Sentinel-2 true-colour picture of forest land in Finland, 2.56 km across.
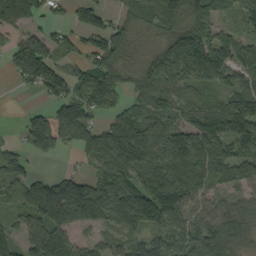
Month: September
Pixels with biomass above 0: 79%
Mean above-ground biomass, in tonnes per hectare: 92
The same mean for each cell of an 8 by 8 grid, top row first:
187 39 17 15 80 107 91 51
67 97 39 57 41 142 133 85
50 118 95 133 77 99 90 84
3 57 109 64 84 65 55 105
33 86 71 168 193 169 141 97
109 47 53 115 113 127 99 66
75 197 179 138 147 119 54 69
66 153 49 41 70 96 116 90
